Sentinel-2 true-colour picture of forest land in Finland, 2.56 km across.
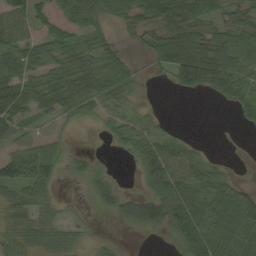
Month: September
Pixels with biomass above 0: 70%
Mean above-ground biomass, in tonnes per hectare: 41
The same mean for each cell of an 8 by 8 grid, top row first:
62 33 34 26 46 79 42 45
56 47 41 26 21 85 81 46
66 53 64 48 11 48 91 58
74 44 39 37 24 1 0 34
33 33 2 18 53 40 6 3
64 51 20 13 34 72 52 12
38 29 4 17 53 92 75 71
30 28 16 8 2 45 86 50
